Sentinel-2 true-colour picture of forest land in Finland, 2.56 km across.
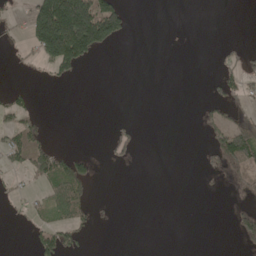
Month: May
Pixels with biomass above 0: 21%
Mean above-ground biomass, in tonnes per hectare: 35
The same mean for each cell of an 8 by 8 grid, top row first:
10 254 277 155 0 0 0 0
11 190 214 41 0 0 0 19
0 15 15 0 0 0 12 48
52 2 0 0 0 0 25 29
73 33 0 39 6 0 30 158
23 87 89 0 0 0 18 41
10 46 64 3 0 0 0 13
0 64 33 0 0 0 0 30
